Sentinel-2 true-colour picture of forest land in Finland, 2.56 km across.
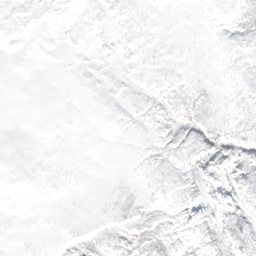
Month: March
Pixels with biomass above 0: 39%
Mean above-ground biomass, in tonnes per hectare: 4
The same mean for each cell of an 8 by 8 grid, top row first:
0 0 1 2 1 0 1 7
0 0 1 3 2 1 1 3
0 0 1 2 2 3 2 2
0 0 0 1 3 7 7 7
0 0 0 0 2 8 18 16
0 0 0 1 2 5 12 15
0 0 0 5 7 6 7 12
0 0 7 7 15 9 9 14
